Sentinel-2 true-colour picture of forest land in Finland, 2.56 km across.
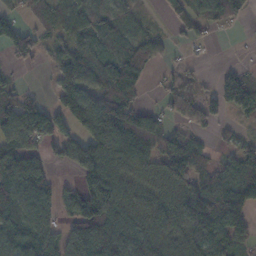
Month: November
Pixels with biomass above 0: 73%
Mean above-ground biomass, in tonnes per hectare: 72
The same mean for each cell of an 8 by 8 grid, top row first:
39 62 71 59 15 28 84 40
72 30 64 57 80 19 11 1
18 8 87 123 53 40 8 86
140 84 104 138 75 65 63 59
83 57 78 141 96 74 21 34
101 60 78 114 72 110 57 97
76 71 98 100 77 90 131 113
89 66 114 120 94 73 108 48
